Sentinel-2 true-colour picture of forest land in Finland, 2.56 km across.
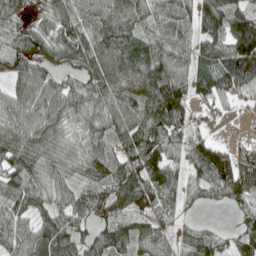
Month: April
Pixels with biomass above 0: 87%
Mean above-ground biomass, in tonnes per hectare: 77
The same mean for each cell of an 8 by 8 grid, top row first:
85 74 84 88 59 73 105 121
81 81 106 114 66 45 65 98
32 48 43 106 95 92 85 129
70 94 80 93 90 115 33 21
108 93 64 73 103 64 60 35
83 90 67 101 113 67 91 116
74 64 67 82 66 54 24 45
88 88 70 86 62 44 66 58
